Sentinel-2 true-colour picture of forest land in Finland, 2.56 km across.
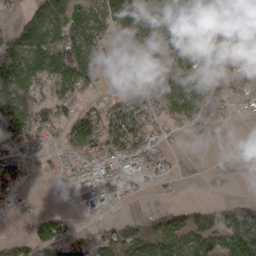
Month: March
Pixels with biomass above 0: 62%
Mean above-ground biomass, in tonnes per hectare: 64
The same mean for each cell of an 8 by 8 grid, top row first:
18 103 51 85 131 121 112 122
101 121 114 22 61 70 121 99
138 97 103 19 49 75 111 48
116 63 63 76 74 78 125 18
73 37 98 103 71 9 16 2
73 10 64 44 23 7 0 0
7 8 7 9 7 29 35 62
52 140 75 66 61 67 53 114
